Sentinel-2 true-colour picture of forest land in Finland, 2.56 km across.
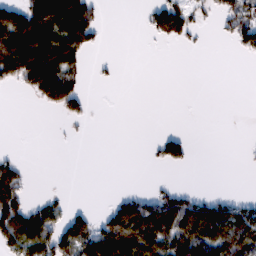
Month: February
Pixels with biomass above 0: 36%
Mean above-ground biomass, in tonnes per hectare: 49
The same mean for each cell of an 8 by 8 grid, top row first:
127 150 144 0 19 100 18 79
165 154 96 0 0 7 2 40
82 172 35 6 0 0 0 0
0 14 35 0 0 0 0 0
0 0 2 0 4 65 0 1
72 0 0 0 0 2 0 0
118 54 19 64 116 88 67 49
100 108 118 178 179 90 89 94
